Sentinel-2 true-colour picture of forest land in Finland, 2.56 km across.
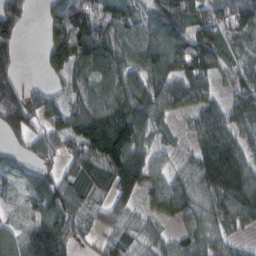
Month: February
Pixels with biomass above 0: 82%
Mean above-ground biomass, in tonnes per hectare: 85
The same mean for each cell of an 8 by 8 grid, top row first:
110 56 113 96 63 103 105 102
76 79 135 110 95 109 121 58
85 39 64 106 99 109 59 81
138 100 86 118 88 59 73 107
41 64 103 167 81 24 105 105
52 57 85 95 102 59 134 159
20 100 62 66 34 78 72 134
66 153 44 63 50 45 66 29
